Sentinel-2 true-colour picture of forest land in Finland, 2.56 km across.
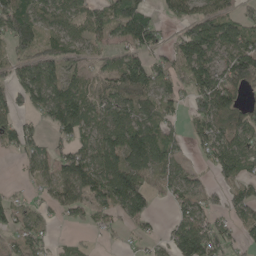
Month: May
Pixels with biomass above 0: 70%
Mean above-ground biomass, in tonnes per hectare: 76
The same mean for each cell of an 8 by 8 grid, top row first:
114 65 67 94 94 67 111 71
59 60 54 54 93 70 144 116
68 115 58 111 137 66 120 128
57 97 135 100 80 39 122 73
67 40 76 94 124 66 89 88
9 52 125 120 84 60 25 91
52 34 51 62 76 48 51 55
43 33 13 3 38 80 125 45
